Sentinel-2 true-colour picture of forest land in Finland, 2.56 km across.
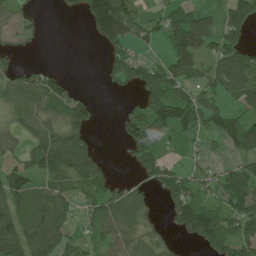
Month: June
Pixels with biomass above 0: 59%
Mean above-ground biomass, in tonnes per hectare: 56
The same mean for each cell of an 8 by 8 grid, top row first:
31 3 32 187 51 56 48 80
18 2 0 49 20 64 50 67
59 58 5 46 94 90 47 80
59 58 81 5 92 101 64 37
24 80 68 2 86 17 23 65
62 67 80 23 42 65 35 84
75 85 38 82 50 82 58 83
93 105 38 51 41 14 76 85
